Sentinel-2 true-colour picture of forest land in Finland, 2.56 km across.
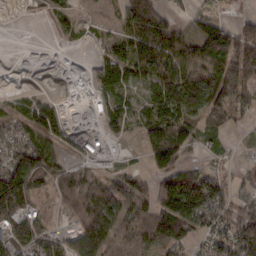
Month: February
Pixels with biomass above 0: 68%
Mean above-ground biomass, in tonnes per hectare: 62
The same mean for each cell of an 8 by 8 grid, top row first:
0 10 16 8 114 29 45 21
0 1 4 28 82 85 103 93
0 0 5 62 36 86 137 142
38 65 1 64 37 91 88 49
93 69 18 23 43 102 17 13
182 90 62 42 43 118 100 37
142 17 81 89 66 143 133 61
88 69 103 90 63 109 48 99
